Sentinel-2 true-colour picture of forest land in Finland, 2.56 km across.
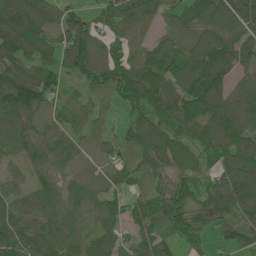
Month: June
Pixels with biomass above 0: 90%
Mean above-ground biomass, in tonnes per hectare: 79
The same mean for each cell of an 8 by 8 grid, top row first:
118 91 50 79 68 60 84 124
113 80 120 71 55 84 117 104
122 80 52 87 127 108 141 47
100 56 69 28 84 107 117 93
76 79 49 47 86 62 85 105
38 61 45 54 56 55 52 111
71 80 72 57 68 81 89 93
97 98 77 68 68 51 27 59
